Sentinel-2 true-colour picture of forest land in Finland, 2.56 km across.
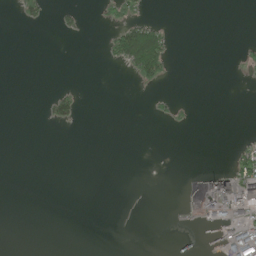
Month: June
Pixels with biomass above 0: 11%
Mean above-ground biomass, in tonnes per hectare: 12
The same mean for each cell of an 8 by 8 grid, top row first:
9 15 13 25 17 0 0 0
0 0 0 42 137 7 0 6
0 0 0 0 41 3 0 2
0 21 25 0 1 11 0 0
0 0 0 0 0 0 0 13
0 0 0 0 0 0 32 104
0 0 0 0 0 4 29 105
0 0 0 0 0 17 7 87
